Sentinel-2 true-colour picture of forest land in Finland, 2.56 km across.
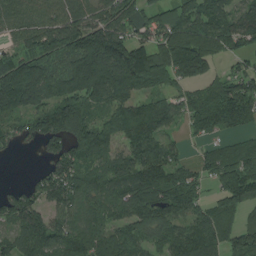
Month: August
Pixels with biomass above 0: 85%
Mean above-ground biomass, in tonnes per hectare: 104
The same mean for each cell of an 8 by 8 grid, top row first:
90 85 94 92 69 110 137 95
52 115 169 221 103 208 151 66
169 130 168 187 185 104 83 104
83 117 112 82 117 74 125 134
40 74 102 82 131 38 37 61
0 86 114 109 164 98 55 137
100 83 77 83 123 106 65 68
76 120 110 103 82 111 110 100
